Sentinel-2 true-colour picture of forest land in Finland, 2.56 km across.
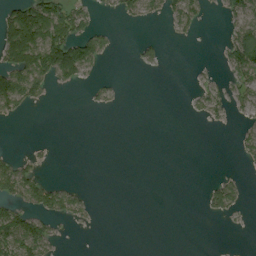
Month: August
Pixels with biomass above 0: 27%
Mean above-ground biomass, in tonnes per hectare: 22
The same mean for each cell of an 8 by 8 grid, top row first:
77 98 41 9 26 39 10 41
115 106 86 14 17 1 0 86
81 49 26 6 0 0 10 40
28 1 0 5 0 0 28 15
0 4 0 0 0 0 0 21
63 9 0 0 0 0 3 12
35 40 21 0 0 0 24 22
73 42 0 0 0 0 0 1
